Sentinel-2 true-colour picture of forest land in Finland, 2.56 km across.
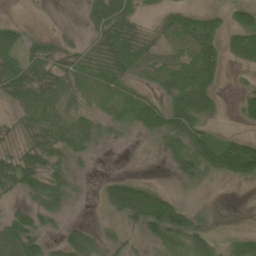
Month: June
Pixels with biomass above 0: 69%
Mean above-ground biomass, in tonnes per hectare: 40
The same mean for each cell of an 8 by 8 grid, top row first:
4 1 8 76 15 39 34 41
51 27 25 75 56 40 63 59
72 51 44 59 29 67 63 5
23 50 29 33 75 83 49 24
21 62 42 12 4 51 69 56
67 62 13 15 9 27 39 52
21 43 3 35 100 61 5 0
79 23 48 25 24 49 30 29
